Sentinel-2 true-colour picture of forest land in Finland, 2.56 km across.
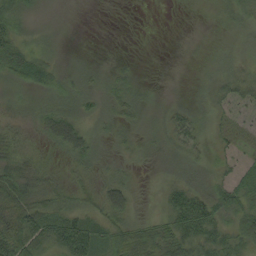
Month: August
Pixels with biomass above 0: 79%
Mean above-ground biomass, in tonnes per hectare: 27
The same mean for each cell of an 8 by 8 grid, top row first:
35 12 4 1 0 2 5 17
45 16 3 0 0 0 7 12
34 30 18 21 6 2 13 25
27 35 29 21 19 22 17 13
36 26 50 17 13 26 17 10
58 27 22 22 5 23 22 27
69 50 34 44 8 51 46 47
72 56 102 52 57 50 42 41
